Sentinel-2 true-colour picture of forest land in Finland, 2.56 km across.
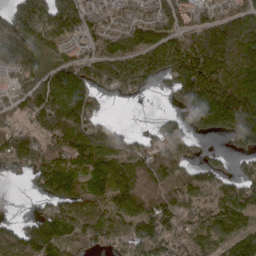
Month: April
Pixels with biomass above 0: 81%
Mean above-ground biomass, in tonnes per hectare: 124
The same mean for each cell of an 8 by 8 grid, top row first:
135 198 175 99 96 132 98 116
184 117 77 134 177 196 242 155
72 146 155 161 124 161 240 209
74 193 192 9 0 75 218 240
146 113 171 122 59 105 17 92
19 131 99 145 103 88 101 91
0 70 115 91 104 139 114 131
120 156 93 82 145 114 111 139
